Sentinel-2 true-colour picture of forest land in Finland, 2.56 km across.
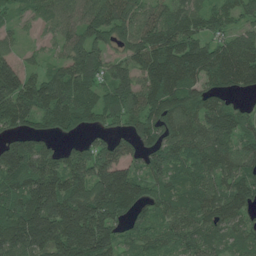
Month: June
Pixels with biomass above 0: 90%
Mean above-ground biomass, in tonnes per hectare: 116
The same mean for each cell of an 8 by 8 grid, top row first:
41 58 87 128 89 111 82 74
36 24 122 75 140 166 115 127
127 99 121 101 115 153 110 109
168 124 140 108 130 130 131 76
98 53 48 79 91 109 134 100
145 167 140 190 101 93 108 125
170 214 187 220 85 117 120 104
149 171 199 117 92 87 111 71
